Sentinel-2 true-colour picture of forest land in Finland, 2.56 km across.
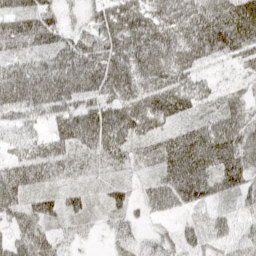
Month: April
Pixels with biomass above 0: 95%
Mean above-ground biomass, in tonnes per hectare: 59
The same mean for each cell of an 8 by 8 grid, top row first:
76 54 22 76 68 55 92 127
56 60 64 73 75 67 87 79
84 85 88 89 62 60 30 25
53 52 70 77 84 66 33 41
40 55 64 89 39 79 94 76
77 54 30 27 25 87 74 83
58 59 45 45 28 51 37 36
53 50 14 22 25 34 42 45
